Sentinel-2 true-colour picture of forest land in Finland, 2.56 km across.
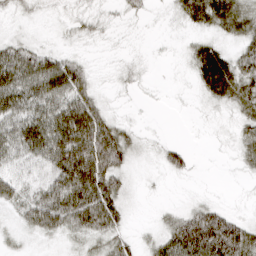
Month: March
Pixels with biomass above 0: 72%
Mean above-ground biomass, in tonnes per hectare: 36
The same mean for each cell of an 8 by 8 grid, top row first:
11 7 16 9 10 17 61 55
38 17 7 4 3 3 35 28
74 75 49 7 8 2 56 59
67 64 87 14 2 1 6 27
71 91 123 88 9 13 2 25
54 62 129 71 6 12 0 7
36 84 83 59 2 10 28 4
11 14 19 32 11 68 88 63
